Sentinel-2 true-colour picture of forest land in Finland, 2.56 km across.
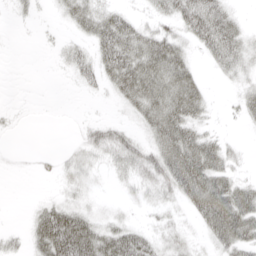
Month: April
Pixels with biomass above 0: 59%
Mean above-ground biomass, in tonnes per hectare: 29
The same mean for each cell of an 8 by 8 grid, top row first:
7 4 40 38 14 41 63 13
0 4 20 64 52 38 33 36
0 0 20 35 64 58 7 20
4 0 1 4 44 59 17 16
0 0 20 44 33 67 41 7
2 7 23 12 37 62 65 18
0 34 29 9 12 15 67 63
10 77 79 55 34 26 22 53
